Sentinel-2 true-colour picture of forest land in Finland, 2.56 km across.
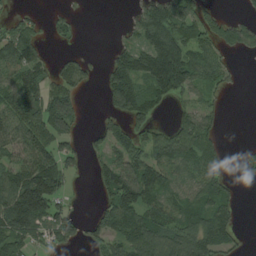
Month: August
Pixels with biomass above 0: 61%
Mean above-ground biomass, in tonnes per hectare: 69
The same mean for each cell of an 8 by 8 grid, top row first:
24 19 8 0 94 126 54 16
112 18 11 25 101 148 65 57
75 65 61 91 108 161 69 9
106 123 47 45 84 26 48 0
84 95 34 73 68 97 71 3
96 141 15 86 107 59 91 7
156 124 10 94 93 67 90 27
88 48 38 85 115 92 118 26
